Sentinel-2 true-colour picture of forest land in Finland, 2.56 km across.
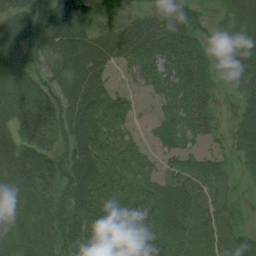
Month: August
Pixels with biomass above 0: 90%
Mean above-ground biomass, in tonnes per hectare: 49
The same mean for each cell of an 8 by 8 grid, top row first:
59 57 67 36 45 67 24 34
62 47 65 58 73 76 54 51
49 50 75 26 38 55 56 58
49 65 72 52 7 38 38 29
54 46 70 52 18 33 19 37
55 56 88 49 30 45 47 16
40 48 65 58 40 59 42 18
43 43 84 80 49 39 37 37
